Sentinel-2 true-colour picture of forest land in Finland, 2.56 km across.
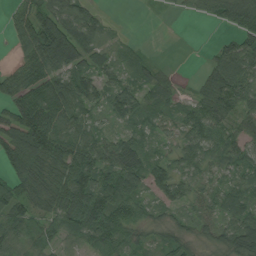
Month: August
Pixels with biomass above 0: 83%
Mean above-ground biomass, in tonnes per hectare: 59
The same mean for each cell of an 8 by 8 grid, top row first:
44 93 87 7 0 6 32 101
25 144 116 27 9 0 10 70
54 77 87 53 46 18 48 75
71 93 67 61 55 37 80 57
95 99 78 62 40 41 72 67
58 70 101 74 76 62 35 48
57 52 112 92 39 44 49 74
48 35 42 71 27 49 35 86
